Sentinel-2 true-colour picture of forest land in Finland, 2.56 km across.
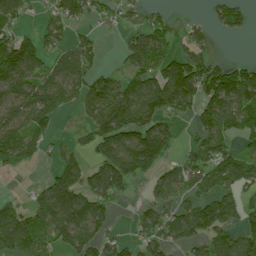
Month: July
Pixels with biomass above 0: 64%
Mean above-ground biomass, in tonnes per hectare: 90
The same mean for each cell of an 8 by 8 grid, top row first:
70 46 82 43 43 14 29 62
134 71 93 5 130 42 44 0
133 116 114 62 135 190 128 146
108 131 51 178 164 82 104 131
126 44 42 142 184 43 114 46
13 46 120 169 79 74 98 125
54 145 175 61 47 65 112 85
113 68 131 47 73 66 92 102
